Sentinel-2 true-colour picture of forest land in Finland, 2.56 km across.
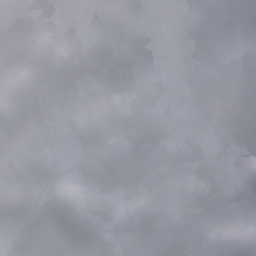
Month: November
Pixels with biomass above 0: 71%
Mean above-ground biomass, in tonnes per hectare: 85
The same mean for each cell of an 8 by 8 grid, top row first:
146 55 130 126 88 125 145 117
128 88 142 126 92 141 109 28
76 132 103 123 85 55 139 26
75 86 74 97 237 48 44 0
79 19 73 77 183 91 45 20
29 25 72 139 127 92 72 60
110 43 81 72 94 51 60 29
28 0 36 61 78 49 86 182
